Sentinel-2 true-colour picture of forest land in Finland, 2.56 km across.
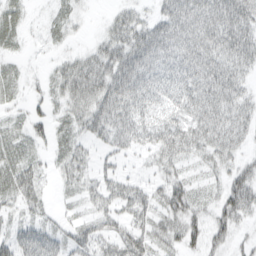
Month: March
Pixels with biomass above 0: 75%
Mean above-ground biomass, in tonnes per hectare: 28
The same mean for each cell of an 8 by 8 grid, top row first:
18 9 10 13 17 54 60 56
10 5 8 31 51 48 50 52
16 13 38 41 47 47 48 27
9 16 29 42 35 35 45 28
24 15 23 28 25 41 36 19
34 10 28 24 10 24 14 29
16 12 12 26 33 38 19 41
31 39 29 34 32 25 32 9
